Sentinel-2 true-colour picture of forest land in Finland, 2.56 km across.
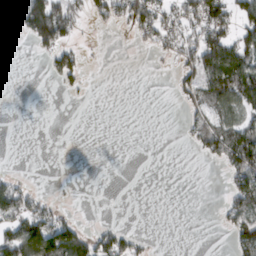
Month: March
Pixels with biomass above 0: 33%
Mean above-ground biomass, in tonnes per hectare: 35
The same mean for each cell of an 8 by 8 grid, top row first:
78 162 39 51 83 40 101 62
0 69 28 0 18 47 111 81
0 12 23 0 0 31 96 109
0 0 0 0 0 2 55 61
0 0 0 0 0 1 63 99
16 0 0 0 0 0 0 76
68 42 2 0 0 0 0 67
101 143 93 67 12 0 0 56
